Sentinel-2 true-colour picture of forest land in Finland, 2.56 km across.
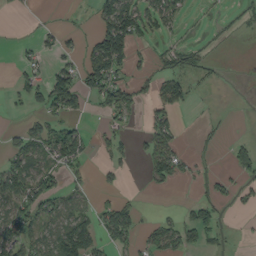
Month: September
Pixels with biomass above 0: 37%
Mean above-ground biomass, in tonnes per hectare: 37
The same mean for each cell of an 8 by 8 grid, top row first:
3 2 5 109 78 42 4 16
10 27 29 124 16 36 13 1
22 55 68 87 27 50 13 0
5 41 24 43 19 35 2 0
35 72 77 25 26 43 7 25
90 54 20 16 14 46 26 31
70 64 36 60 8 10 55 10
90 58 113 58 36 61 34 4
